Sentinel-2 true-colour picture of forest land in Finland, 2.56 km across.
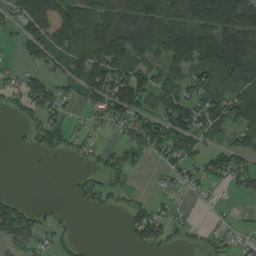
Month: August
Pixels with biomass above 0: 62%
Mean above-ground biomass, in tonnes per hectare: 67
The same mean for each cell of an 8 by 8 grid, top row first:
69 158 128 103 141 87 146 142
18 79 52 186 107 121 142 135
40 54 94 153 102 77 73 87
31 69 27 97 76 122 95 102
6 56 29 27 89 97 42 63
0 3 23 46 8 45 59 63
89 18 12 23 45 22 10 9
66 38 17 0 73 27 20 30
